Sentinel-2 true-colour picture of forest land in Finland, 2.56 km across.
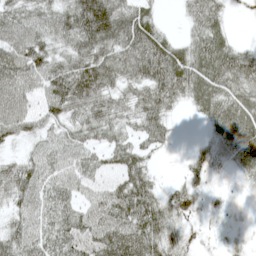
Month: May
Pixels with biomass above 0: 84%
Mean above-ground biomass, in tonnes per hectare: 52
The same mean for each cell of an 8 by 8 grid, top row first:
55 60 101 96 46 6 67 5
73 56 65 72 88 46 72 32
70 76 91 57 72 90 70 67
63 54 58 52 63 19 50 62
30 39 49 44 39 9 27 63
56 52 51 42 52 6 32 20
34 57 45 77 89 53 17 4
53 58 67 84 83 36 7 15
